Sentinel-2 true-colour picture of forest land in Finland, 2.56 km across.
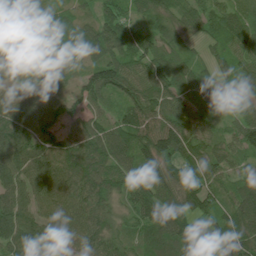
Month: June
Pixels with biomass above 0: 95%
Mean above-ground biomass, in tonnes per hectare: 86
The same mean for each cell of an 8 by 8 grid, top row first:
48 50 43 73 47 62 87 75
98 84 64 95 98 52 36 72
56 60 56 115 100 98 57 58
102 101 70 52 106 101 60 63
120 88 111 116 108 128 77 68
89 108 137 118 126 102 73 59
108 76 97 68 128 112 88 101
102 86 82 78 84 125 96 126
